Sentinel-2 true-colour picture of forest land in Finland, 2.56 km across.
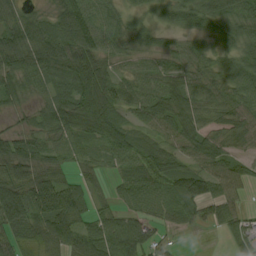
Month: August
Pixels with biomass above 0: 88%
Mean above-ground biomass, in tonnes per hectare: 60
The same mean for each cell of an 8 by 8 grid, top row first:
38 41 75 35 35 54 65 65
76 78 101 42 41 35 38 57
56 54 93 75 52 65 50 63
27 50 84 92 64 79 50 61
71 44 50 70 66 58 61 38
80 73 38 30 66 74 72 48
105 119 63 43 55 60 60 41
69 88 76 87 78 15 1 39
